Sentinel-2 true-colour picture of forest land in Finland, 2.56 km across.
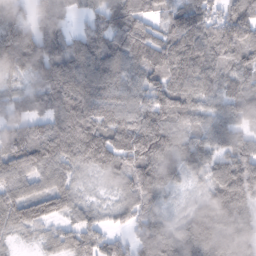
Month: February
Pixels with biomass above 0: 93%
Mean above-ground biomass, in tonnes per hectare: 112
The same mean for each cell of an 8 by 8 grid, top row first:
86 108 44 146 97 102 120 124
174 124 101 144 184 155 126 130
54 128 153 112 102 124 104 109
96 95 191 127 134 129 84 146
120 109 161 141 176 102 86 100
102 94 50 63 159 84 80 188
100 92 56 47 106 32 120 124
35 49 88 61 141 145 175 147
